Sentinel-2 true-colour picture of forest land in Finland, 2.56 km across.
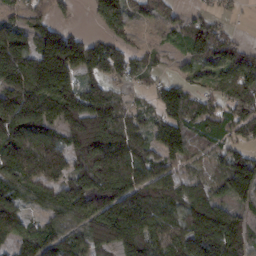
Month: February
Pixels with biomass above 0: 83%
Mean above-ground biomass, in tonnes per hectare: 99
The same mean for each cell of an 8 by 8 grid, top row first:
49 63 5 135 31 37 39 15
154 198 153 91 32 26 130 71
160 221 97 76 33 42 47 103
162 126 172 115 39 93 86 95
133 128 156 153 79 101 61 54
121 115 110 154 89 58 52 137
102 74 150 150 134 82 136 73
86 94 83 131 123 92 120 128
